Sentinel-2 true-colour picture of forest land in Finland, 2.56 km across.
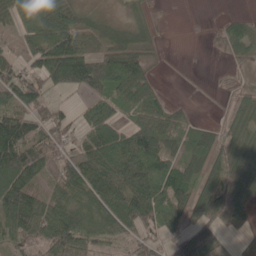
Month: May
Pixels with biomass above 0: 74%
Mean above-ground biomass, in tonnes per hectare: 57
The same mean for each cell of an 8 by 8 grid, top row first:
58 96 43 14 18 0 0 13
30 102 85 64 39 1 2 24
82 70 123 103 77 0 1 11
75 53 25 52 57 28 0 34
138 68 43 84 102 42 48 58
123 57 93 91 92 75 51 66
131 88 73 71 93 62 80 41
55 97 96 46 58 31 32 11
